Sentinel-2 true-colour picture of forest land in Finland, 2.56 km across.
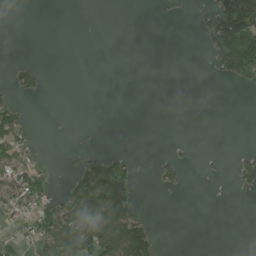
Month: July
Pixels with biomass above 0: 23%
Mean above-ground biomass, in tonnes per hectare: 30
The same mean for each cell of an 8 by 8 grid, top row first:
0 0 0 0 0 2 34 156
0 0 0 0 0 0 28 161
44 11 0 0 0 0 3 48
58 0 0 0 0 0 0 0
72 0 1 0 0 7 0 0
90 35 43 115 1 37 9 38
56 75 104 148 19 0 0 0
40 93 127 132 125 0 0 0
